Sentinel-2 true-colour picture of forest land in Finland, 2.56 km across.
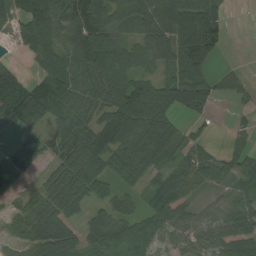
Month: August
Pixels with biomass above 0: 79%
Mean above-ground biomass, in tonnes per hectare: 78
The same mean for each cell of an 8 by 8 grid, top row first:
80 133 133 90 99 118 116 0
24 94 96 90 78 95 108 0
89 92 90 112 68 75 61 33
135 107 80 114 147 78 41 12
20 58 116 122 136 81 26 34
65 50 136 82 78 62 81 59
33 89 52 51 37 89 44 69
43 133 71 78 81 58 78 111
